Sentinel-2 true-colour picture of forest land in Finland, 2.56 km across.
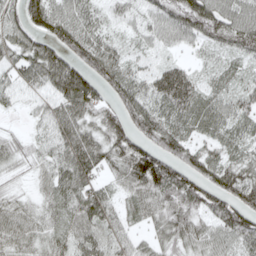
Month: May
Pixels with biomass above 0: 89%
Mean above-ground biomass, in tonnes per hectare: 62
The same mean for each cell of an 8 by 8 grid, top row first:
57 98 54 29 33 81 102 59
70 81 86 49 26 25 36 62
47 71 114 83 46 89 35 39
17 43 84 64 82 71 67 52
43 41 98 77 71 71 43 45
29 38 88 41 116 96 74 70
49 42 72 50 50 79 71 106
56 47 55 51 29 61 60 67
